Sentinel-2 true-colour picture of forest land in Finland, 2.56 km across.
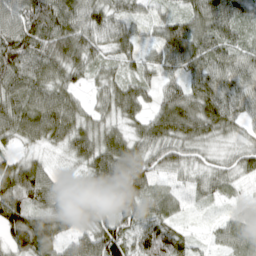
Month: April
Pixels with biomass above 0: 95%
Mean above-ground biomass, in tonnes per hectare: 70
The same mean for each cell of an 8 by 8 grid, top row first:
84 134 90 72 36 45 101 62
132 98 96 55 43 85 82 53
94 80 37 49 47 47 96 64
91 101 56 59 49 114 111 62
40 46 75 73 62 80 48 37
102 59 31 95 92 33 52 42
112 77 72 77 83 39 18 23
90 96 68 120 112 58 18 53
